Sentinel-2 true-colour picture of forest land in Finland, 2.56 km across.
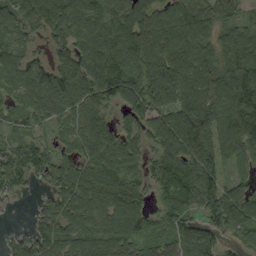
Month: September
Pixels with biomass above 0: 92%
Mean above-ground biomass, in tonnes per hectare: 106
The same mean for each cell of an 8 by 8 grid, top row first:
80 137 141 126 121 138 112 68
74 47 140 144 129 147 129 122
71 108 133 172 130 140 150 170
65 97 103 74 106 108 133 173
66 59 92 142 87 123 145 120
91 60 110 125 68 116 111 44
4 54 122 130 100 91 94 143
36 95 97 112 76 103 91 60
